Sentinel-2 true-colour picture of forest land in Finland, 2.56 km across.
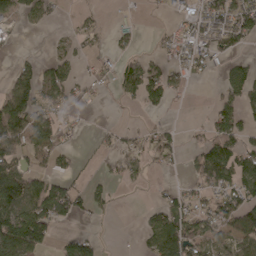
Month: April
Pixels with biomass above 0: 49%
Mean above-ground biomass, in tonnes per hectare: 46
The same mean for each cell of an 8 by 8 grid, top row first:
23 34 13 5 3 24 52 81
5 4 16 16 6 40 45 26
53 60 29 30 121 33 10 56
101 57 15 1 17 6 16 72
70 75 7 15 44 29 66 62
143 64 18 23 24 6 98 77
105 105 51 22 16 65 57 98
144 40 67 1 32 108 70 79
